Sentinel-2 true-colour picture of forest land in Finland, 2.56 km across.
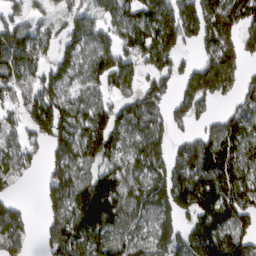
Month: March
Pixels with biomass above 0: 77%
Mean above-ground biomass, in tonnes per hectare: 109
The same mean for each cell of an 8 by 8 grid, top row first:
55 31 69 81 148 150 153 139
153 59 95 104 153 113 85 103
101 88 76 122 94 86 196 77
57 147 105 105 128 90 51 72
63 99 145 124 131 59 123 118
74 60 96 115 101 130 172 121
68 64 173 152 122 144 158 151
105 61 137 110 95 128 177 134
